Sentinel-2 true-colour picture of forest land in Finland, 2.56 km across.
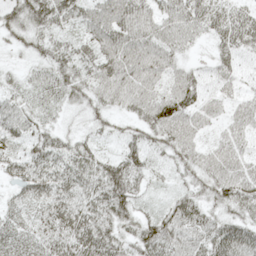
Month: May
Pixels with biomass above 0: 89%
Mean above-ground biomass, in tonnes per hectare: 46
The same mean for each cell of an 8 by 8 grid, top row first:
43 64 44 69 57 63 59 47
20 41 41 67 67 44 16 41
17 41 46 67 61 39 19 20
47 25 19 32 47 73 32 31
30 49 38 12 40 49 24 33
44 67 61 77 37 20 44 55
34 52 60 70 18 47 38 48
46 54 67 57 63 63 57 63
